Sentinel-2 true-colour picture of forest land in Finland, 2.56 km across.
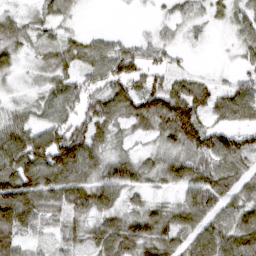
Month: March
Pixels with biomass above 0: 82%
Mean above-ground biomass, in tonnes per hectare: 60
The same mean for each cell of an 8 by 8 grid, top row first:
27 37 9 0 1 24 24 44
48 36 46 48 38 24 4 34
17 30 54 87 55 49 24 35
30 62 71 84 86 123 67 87
105 119 113 35 15 58 87 73
108 105 92 86 46 55 68 57
140 87 85 63 35 41 98 73
75 24 40 95 86 69 100 79
